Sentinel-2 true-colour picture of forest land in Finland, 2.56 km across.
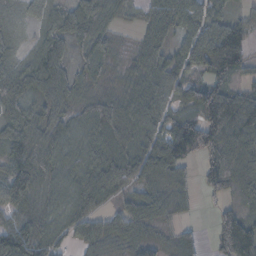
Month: November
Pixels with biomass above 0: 85%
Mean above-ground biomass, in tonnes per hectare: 61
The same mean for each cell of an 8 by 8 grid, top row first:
16 48 87 61 37 66 53 23
20 65 42 38 56 34 88 96
70 87 41 27 70 56 56 33
64 56 38 46 88 55 152 132
63 65 59 60 51 100 101 116
78 62 45 27 52 52 56 112
57 54 39 27 72 41 8 53
105 68 40 50 59 43 17 141
